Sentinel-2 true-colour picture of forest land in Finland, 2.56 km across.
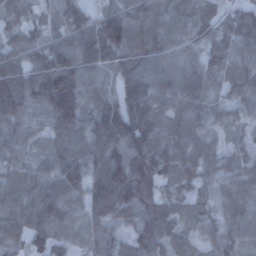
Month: December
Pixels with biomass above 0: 96%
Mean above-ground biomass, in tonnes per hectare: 89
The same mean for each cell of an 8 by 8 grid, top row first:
23 40 79 91 88 79 66 78
69 90 119 119 109 77 80 91
117 148 130 62 118 92 68 83
103 109 115 122 110 74 64 55
73 70 102 156 129 89 59 49
66 87 117 174 152 84 60 80
98 113 76 151 117 61 50 85
51 64 60 67 113 56 50 66
